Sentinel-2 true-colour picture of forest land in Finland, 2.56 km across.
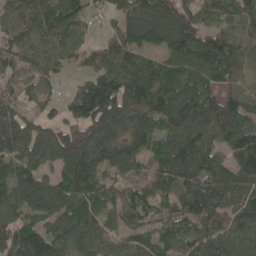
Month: May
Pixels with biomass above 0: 92%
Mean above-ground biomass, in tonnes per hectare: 99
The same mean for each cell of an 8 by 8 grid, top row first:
73 99 76 43 129 117 57 84
91 87 57 78 103 125 128 90
66 52 39 121 115 79 94 69
104 42 134 182 138 150 140 129
137 119 125 122 90 115 108 127
103 72 152 66 86 133 123 91
97 110 103 66 79 83 122 104
98 125 81 58 62 83 117 109
